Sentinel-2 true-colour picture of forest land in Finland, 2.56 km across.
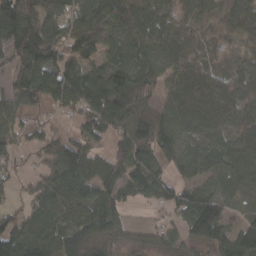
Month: March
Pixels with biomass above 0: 84%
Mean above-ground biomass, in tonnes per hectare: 67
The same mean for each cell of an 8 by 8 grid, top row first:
113 74 50 92 74 42 51 55
92 99 71 55 75 69 14 26
63 108 114 88 73 66 53 60
52 31 78 134 48 79 78 83
36 55 80 52 80 74 67 74
24 54 104 78 84 44 52 67
35 81 65 73 16 58 101 11
110 87 78 48 25 31 92 89
